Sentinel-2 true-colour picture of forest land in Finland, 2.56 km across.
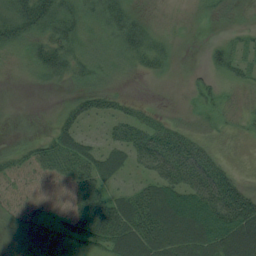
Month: August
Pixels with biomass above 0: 83%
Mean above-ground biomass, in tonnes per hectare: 38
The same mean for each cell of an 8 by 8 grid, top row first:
65 78 37 47 17 5 13 8
30 52 33 24 47 9 14 15
4 21 29 20 8 2 17 19
4 5 39 32 19 8 16 15
15 44 45 34 58 65 28 11
49 49 69 35 32 72 70 23
43 35 88 76 70 78 85 89
11 17 51 82 71 60 72 71
